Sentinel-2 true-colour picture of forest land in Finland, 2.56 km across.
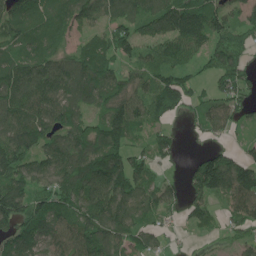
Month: June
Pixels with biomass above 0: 85%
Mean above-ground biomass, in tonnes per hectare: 103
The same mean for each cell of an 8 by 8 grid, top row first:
137 100 114 98 120 166 150 87
110 93 79 116 81 115 92 86
134 121 134 103 86 107 49 108
125 118 94 112 91 70 77 68
154 93 131 151 42 43 29 32
126 119 160 162 95 20 187 164
146 131 135 151 95 49 72 106
140 117 115 113 78 12 29 58
